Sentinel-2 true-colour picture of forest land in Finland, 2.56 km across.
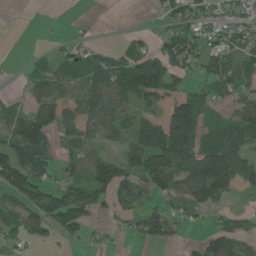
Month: June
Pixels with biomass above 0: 65%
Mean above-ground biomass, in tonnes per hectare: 63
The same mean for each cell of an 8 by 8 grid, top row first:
0 0 5 0 2 68 52 48
0 8 38 22 39 90 72 79
6 84 58 78 141 53 64 74
33 90 77 64 70 146 55 63
109 83 65 27 110 191 99 76
113 46 66 113 111 115 190 82
71 92 101 46 51 34 70 14
37 29 36 11 42 28 48 49
